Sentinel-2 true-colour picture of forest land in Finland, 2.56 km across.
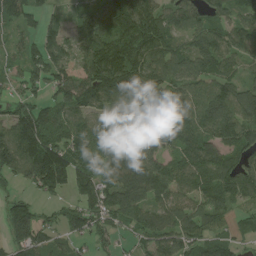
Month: August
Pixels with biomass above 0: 87%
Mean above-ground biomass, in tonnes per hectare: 114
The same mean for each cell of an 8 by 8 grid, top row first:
96 51 76 146 165 110 89 100
53 113 117 138 135 94 146 102
68 115 159 167 147 119 106 81
103 92 100 106 150 129 151 135
196 179 120 132 157 120 130 134
91 248 126 106 181 114 137 128
108 40 97 117 104 101 97 62
123 82 62 54 73 103 84 53
